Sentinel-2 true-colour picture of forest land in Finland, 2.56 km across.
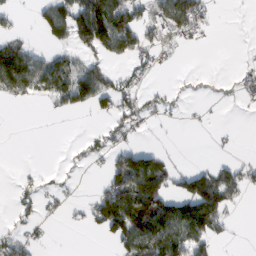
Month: February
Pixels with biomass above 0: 39%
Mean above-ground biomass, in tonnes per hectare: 43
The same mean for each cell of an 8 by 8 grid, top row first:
17 67 116 144 41 98 37 0
73 27 69 82 48 20 2 1
111 92 108 50 13 2 0 17
0 7 25 41 30 7 3 2
0 0 9 30 15 1 1 2
2 3 1 57 137 46 74 54
20 12 12 141 143 104 149 13
38 7 0 40 113 112 67 2
